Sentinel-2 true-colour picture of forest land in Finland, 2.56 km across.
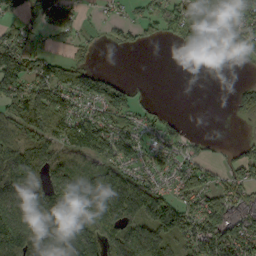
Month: September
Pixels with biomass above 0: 69%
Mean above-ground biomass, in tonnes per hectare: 82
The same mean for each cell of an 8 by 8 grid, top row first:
56 109 37 27 51 116 142 81
146 41 38 25 22 24 60 52
149 134 109 61 4 0 0 9
108 139 76 100 37 5 0 43
111 104 111 135 69 49 10 28
168 104 65 98 61 69 61 69
119 150 142 129 107 108 133 103
156 135 103 111 122 68 145 114
